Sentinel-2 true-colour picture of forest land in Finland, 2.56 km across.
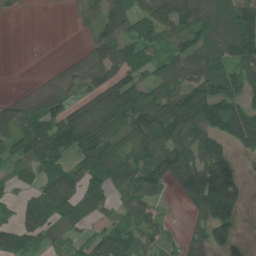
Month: June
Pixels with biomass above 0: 76%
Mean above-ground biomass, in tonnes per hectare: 88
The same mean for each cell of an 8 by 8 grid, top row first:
10 0 29 80 102 155 115 126
0 0 12 113 96 65 108 126
0 20 67 114 78 99 143 111
66 102 106 165 128 177 180 129
98 143 132 102 109 126 128 80
62 81 82 94 109 116 156 68
31 91 90 41 69 7 148 65
104 60 42 100 74 28 96 49
